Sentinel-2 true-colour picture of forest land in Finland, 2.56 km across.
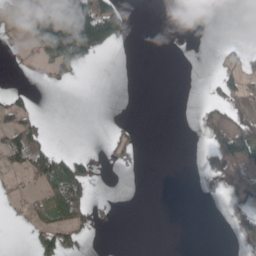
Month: April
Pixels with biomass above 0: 21%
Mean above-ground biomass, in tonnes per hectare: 35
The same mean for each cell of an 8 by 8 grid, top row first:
10 254 277 155 0 0 0 0
11 190 214 41 0 0 0 19
0 15 15 0 0 0 12 48
52 2 0 0 0 0 25 29
73 33 0 39 6 0 30 158
23 87 89 0 0 0 18 41
10 46 64 3 0 0 0 13
0 64 33 0 0 0 0 30
